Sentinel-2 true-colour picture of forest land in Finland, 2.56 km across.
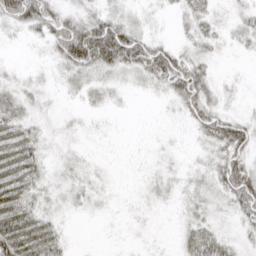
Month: April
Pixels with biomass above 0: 73%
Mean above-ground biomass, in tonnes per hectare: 24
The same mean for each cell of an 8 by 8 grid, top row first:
58 47 31 26 11 11 24 17
2 20 117 103 59 26 18 9
13 8 21 17 19 57 29 4
32 10 8 7 0 11 48 13
41 15 7 2 2 4 21 55
42 18 15 4 6 10 20 71
47 19 11 4 6 8 18 43
68 43 2 1 4 11 48 19
